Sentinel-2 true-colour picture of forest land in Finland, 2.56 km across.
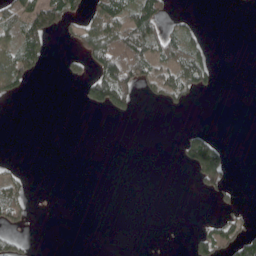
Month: May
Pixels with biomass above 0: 25%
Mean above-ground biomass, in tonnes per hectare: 24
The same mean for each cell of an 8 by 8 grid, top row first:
54 84 35 87 89 12 0 0
69 33 36 100 86 74 26 0
56 1 26 119 44 62 41 0
0 0 3 49 0 8 0 0
0 0 0 0 0 8 68 0
17 0 0 0 0 0 86 0
47 0 0 0 0 0 1 14
24 0 0 0 0 0 49 61
